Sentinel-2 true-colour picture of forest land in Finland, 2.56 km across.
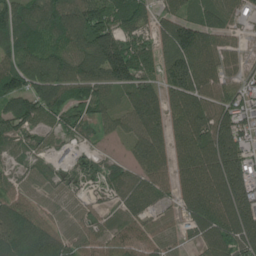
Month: July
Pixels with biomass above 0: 90%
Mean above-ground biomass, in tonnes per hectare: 97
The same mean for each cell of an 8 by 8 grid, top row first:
132 140 135 112 76 84 74 53
111 104 108 178 79 143 105 49
128 136 115 126 94 143 104 70
132 103 68 72 116 102 120 94
49 52 52 22 108 92 148 121
41 33 65 66 89 88 119 159
160 67 46 52 58 52 128 165
138 124 76 80 83 47 93 141
